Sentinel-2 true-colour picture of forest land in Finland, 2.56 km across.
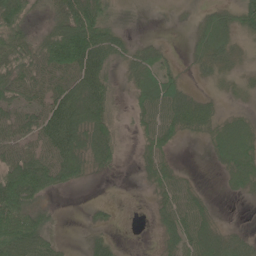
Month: June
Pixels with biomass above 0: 71%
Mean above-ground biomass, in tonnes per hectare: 47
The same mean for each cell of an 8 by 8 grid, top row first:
85 41 96 28 5 6 35 47
73 91 148 55 30 6 51 30
64 65 78 28 61 42 19 25
63 78 94 41 48 73 42 22
58 74 74 66 32 23 23 78
103 88 37 10 22 38 1 48
97 25 1 8 4 60 26 1
105 50 3 26 3 50 61 43
